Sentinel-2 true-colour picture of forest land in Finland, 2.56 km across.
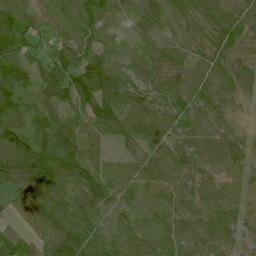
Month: July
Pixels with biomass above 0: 94%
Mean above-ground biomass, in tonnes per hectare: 67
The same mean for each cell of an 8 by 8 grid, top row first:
75 53 77 56 57 54 68 63
78 42 73 43 39 46 57 47
85 78 90 92 68 64 74 76
84 71 66 91 82 75 66 23
86 99 82 37 70 59 51 44
86 117 91 67 60 70 56 60
24 92 79 53 41 62 65 63
45 61 101 64 64 72 65 56
